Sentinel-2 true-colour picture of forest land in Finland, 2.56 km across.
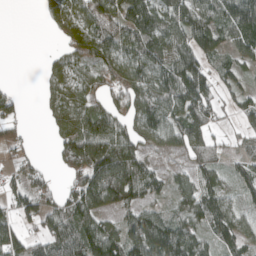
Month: April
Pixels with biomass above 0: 74%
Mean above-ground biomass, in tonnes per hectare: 75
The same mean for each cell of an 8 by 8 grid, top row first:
0 37 80 95 107 99 86 106
0 6 105 81 101 79 78 65
2 43 61 66 93 118 85 43
39 39 88 77 92 93 99 52
45 11 191 190 65 54 82 21
38 29 113 213 95 30 61 44
67 68 119 75 63 48 102 44
79 84 101 101 134 114 49 72
